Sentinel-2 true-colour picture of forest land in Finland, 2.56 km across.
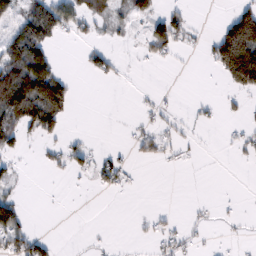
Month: February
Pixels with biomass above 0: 32%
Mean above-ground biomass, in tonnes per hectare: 34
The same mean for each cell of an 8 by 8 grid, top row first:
28 101 64 38 57 40 0 91
102 66 12 22 31 39 28 183
145 152 4 20 3 2 1 101
138 130 0 2 12 15 10 15
45 24 23 7 34 23 2 23
18 6 19 54 2 0 1 2
58 0 2 0 2 4 7 4
77 31 5 2 12 34 4 7
